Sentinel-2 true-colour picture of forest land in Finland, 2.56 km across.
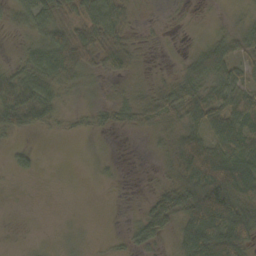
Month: October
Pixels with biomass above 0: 68%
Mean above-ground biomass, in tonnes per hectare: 40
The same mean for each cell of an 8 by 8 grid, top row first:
39 65 58 72 7 4 4 11
10 82 95 68 15 3 48 38
69 69 44 20 14 41 62 46
82 51 15 31 47 50 76 66
10 1 1 2 4 63 72 68
10 0 0 5 2 63 130 111
0 0 0 2 22 70 159 92
0 1 5 6 43 36 109 94
